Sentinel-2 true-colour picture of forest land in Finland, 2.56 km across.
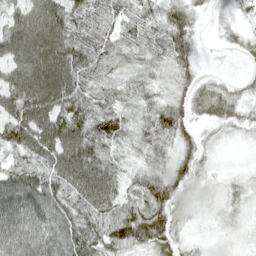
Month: April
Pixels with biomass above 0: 91%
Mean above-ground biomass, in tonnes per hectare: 53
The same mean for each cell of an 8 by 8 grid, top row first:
58 101 52 39 36 53 22 21
99 109 67 46 40 57 7 21
88 114 70 36 29 35 23 16
86 95 57 56 33 49 48 30
69 93 92 42 39 36 20 6
64 72 98 58 47 53 16 11
92 73 61 60 61 54 12 22
75 77 74 71 64 44 7 9
